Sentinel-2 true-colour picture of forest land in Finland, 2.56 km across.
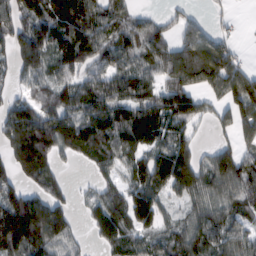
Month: February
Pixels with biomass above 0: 78%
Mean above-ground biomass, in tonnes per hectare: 94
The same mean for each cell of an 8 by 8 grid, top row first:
90 102 122 86 40 42 25 4
104 111 122 94 95 76 106 23
53 72 81 96 81 103 119 148
100 108 100 125 137 137 50 111
115 164 125 98 108 104 25 71
82 92 6 51 121 167 118 134
175 131 24 131 130 35 96 77
178 123 32 88 68 80 94 90
